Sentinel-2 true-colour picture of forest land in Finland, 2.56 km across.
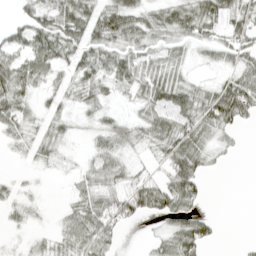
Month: April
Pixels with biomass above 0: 70%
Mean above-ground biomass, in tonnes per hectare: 34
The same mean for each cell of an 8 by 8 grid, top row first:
17 43 67 78 39 46 49 44
43 58 65 39 32 26 23 42
54 36 54 37 50 37 12 50
42 39 17 13 30 60 56 61
20 50 5 39 22 57 28 7
28 6 21 36 17 63 14 0
37 3 41 49 48 58 5 0
5 13 50 33 5 57 29 2
